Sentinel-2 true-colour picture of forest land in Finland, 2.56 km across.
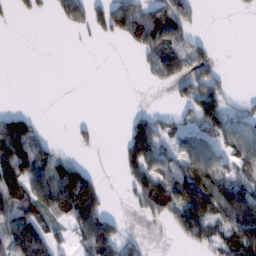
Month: February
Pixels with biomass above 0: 48%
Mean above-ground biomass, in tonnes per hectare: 56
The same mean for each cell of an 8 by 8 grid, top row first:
18 18 67 105 95 86 1 3
0 0 5 1 70 79 33 0
0 0 0 0 15 58 61 0
40 0 0 0 21 29 96 31
141 45 15 1 116 46 62 72
129 117 133 0 108 92 131 67
108 90 146 10 52 109 120 143
118 74 64 107 21 28 61 132
